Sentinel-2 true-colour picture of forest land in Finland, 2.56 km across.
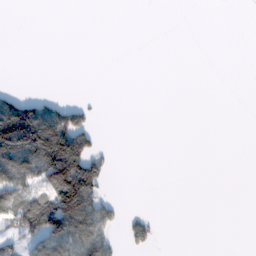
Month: February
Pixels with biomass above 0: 21%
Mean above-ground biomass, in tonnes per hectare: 34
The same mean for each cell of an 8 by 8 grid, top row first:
0 0 0 0 0 0 0 0
0 0 0 0 0 0 0 0
0 0 0 0 0 0 0 0
169 87 56 0 0 0 0 0
227 274 140 3 0 0 0 0
139 143 206 10 0 0 0 0
115 121 147 29 3 0 0 0
59 83 80 30 37 0 0 0
